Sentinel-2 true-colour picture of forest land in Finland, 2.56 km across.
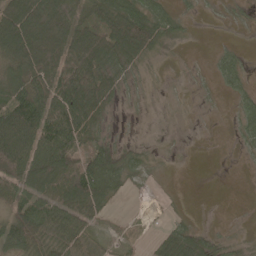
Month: May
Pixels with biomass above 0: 63%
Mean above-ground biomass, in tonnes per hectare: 40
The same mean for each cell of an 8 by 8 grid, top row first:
113 83 38 70 59 22 2 6
115 122 95 72 60 8 2 10
63 92 110 40 7 2 6 27
89 78 86 11 3 4 1 28
93 69 39 26 9 2 0 14
67 88 80 54 11 0 0 0
50 67 81 15 2 1 0 0
60 54 52 21 11 67 28 9
